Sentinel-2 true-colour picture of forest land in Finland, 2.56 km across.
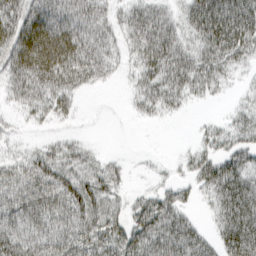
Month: March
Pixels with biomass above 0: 76%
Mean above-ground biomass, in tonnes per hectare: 56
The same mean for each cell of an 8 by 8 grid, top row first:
67 86 82 38 68 38 110 116
80 108 91 38 66 73 84 94
59 90 67 18 50 75 69 18
21 38 13 1 28 23 3 32
15 22 24 0 0 3 31 52
53 68 62 42 5 15 74 94
73 90 81 43 60 62 22 107
64 75 79 71 81 87 37 132
